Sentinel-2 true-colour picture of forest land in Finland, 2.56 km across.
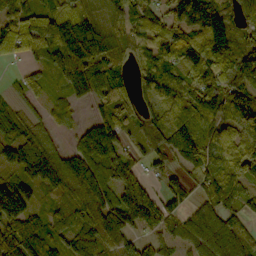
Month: October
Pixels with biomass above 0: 85%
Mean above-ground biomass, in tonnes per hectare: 89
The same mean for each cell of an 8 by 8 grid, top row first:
94 86 103 80 96 63 118 78
83 91 157 127 69 96 99 92
21 27 94 102 79 100 86 83
45 35 15 100 56 108 106 117
104 66 74 122 53 151 84 90
77 128 126 104 69 54 111 83
148 43 104 133 172 51 71 66
128 87 93 104 57 49 91 93
